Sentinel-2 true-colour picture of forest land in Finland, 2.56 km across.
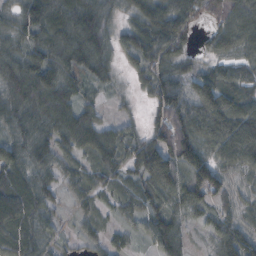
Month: October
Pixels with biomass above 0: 91%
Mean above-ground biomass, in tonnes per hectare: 75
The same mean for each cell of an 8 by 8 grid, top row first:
67 101 95 48 80 101 69 104
68 92 113 61 103 75 33 71
102 120 70 42 55 76 90 65
76 101 71 15 28 110 134 103
76 75 84 83 67 106 91 125
64 57 54 56 69 83 132 49
90 57 36 32 64 74 80 48
68 50 36 43 40 90 40 108
